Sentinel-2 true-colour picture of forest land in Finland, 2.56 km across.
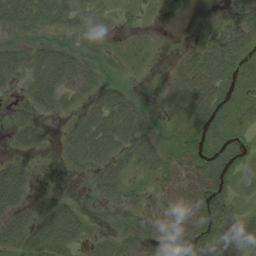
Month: August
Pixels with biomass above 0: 68%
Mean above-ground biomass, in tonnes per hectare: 27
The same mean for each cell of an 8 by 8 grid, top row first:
47 39 22 6 3 0 7 19
23 23 16 13 16 6 42 41
16 41 27 15 4 25 68 31
2 13 24 59 24 21 42 26
16 10 56 47 43 26 23 17
33 2 11 38 19 51 49 11
34 39 16 8 26 59 52 4
40 62 29 30 35 50 40 11
